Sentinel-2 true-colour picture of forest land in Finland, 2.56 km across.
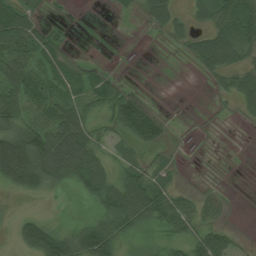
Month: July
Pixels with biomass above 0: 57%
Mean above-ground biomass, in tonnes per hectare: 40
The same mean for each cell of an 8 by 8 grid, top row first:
70 10 0 3 37 35 43 90
70 48 3 0 0 13 71 67
62 48 51 36 0 0 15 47
60 52 49 48 100 1 1 17
110 91 85 21 52 13 1 0
123 82 61 37 53 22 1 0
4 3 3 66 95 61 36 0
28 113 70 82 20 32 48 10
